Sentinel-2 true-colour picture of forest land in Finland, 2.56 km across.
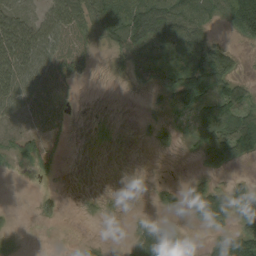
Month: August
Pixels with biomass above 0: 56%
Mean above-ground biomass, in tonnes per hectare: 48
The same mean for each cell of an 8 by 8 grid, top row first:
77 67 72 115 128 104 59 159
127 67 34 45 68 72 74 20
92 42 27 6 32 91 128 55
40 21 2 0 10 51 97 102
39 32 0 0 3 21 108 117
4 13 0 0 1 1 31 17
3 12 7 7 2 27 126 124
8 0 9 3 86 52 27 139
